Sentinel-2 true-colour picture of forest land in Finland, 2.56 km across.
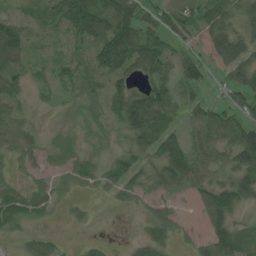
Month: June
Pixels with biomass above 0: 75%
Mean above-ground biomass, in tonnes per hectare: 52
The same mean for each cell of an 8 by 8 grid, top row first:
35 53 178 116 64 66 47 46
78 19 45 140 133 36 9 28
43 29 40 58 55 63 48 61
34 8 26 43 151 69 63 54
40 16 12 14 64 58 69 105
13 20 54 56 56 69 44 67
60 28 17 25 24 34 86 53
13 50 25 8 35 28 54 77
